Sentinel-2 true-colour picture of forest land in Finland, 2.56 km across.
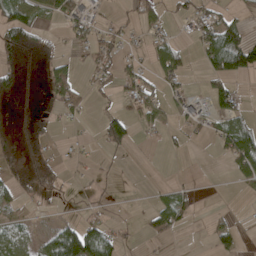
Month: April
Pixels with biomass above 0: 41%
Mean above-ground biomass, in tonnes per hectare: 36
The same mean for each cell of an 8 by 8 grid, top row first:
74 33 62 12 38 23 48 30
74 24 24 44 24 47 94 140
39 51 24 36 55 49 52 35
14 15 32 27 53 30 41 40
35 19 14 55 6 9 8 111
38 46 9 8 1 2 0 48
32 9 8 8 10 72 4 4
53 46 144 52 15 7 21 26
